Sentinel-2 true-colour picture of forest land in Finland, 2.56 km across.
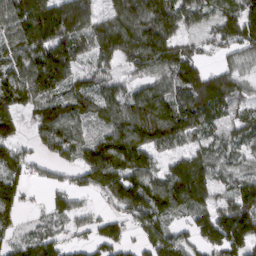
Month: March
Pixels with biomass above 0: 84%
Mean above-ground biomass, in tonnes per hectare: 114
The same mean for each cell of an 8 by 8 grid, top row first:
145 217 189 135 211 159 71 143
102 172 107 174 195 119 39 102
115 183 85 78 79 122 113 76
76 103 109 116 179 147 113 56
74 86 95 169 164 68 81 77
99 30 78 188 155 173 127 87
72 48 47 52 155 126 101 158
71 99 33 105 90 105 121 157
